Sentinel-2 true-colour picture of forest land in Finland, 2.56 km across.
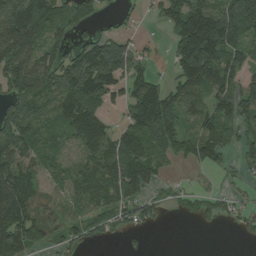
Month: August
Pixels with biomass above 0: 72%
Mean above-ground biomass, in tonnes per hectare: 87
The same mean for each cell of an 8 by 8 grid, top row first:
157 121 70 17 14 108 162 189
138 65 74 157 26 88 229 102
97 93 167 158 83 63 131 82
111 86 134 29 145 129 89 104
124 71 77 105 147 93 98 68
150 63 81 114 113 14 17 28
157 59 60 87 74 18 47 42
124 46 43 15 4 0 0 14
